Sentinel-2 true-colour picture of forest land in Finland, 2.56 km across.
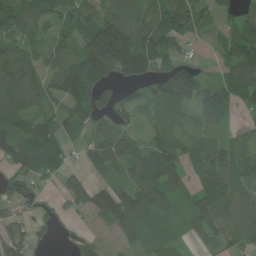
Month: June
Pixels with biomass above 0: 80%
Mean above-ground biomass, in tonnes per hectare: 85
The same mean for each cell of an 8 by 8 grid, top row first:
124 74 100 74 73 124 46 58
82 61 103 237 171 62 41 121
94 67 185 87 80 167 47 126
72 58 122 79 48 86 82 37
87 155 58 134 88 90 72 66
62 76 62 77 141 105 132 91
56 28 61 156 128 50 103 82
58 17 21 17 58 27 52 67
